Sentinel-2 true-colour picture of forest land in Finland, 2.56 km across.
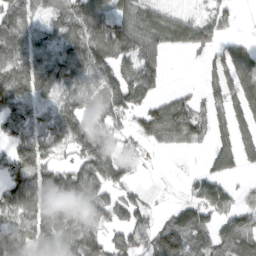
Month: March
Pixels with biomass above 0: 72%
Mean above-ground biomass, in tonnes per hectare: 77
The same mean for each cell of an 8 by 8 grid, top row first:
87 46 96 98 69 45 47 15
92 89 118 134 91 35 56 72
115 101 60 72 108 2 32 93
113 66 95 101 91 114 38 49
100 111 113 92 44 43 37 62
130 111 109 102 13 1 65 26
104 129 120 93 56 47 52 38
103 84 117 63 60 116 76 101
